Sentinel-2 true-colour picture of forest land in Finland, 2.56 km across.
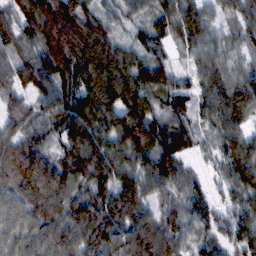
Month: February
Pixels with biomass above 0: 95%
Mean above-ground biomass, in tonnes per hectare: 87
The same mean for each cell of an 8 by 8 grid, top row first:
57 124 129 54 58 97 60 76
53 73 139 91 70 44 72 52
58 107 116 120 96 61 76 85
56 75 115 120 107 69 60 102
67 52 81 112 150 88 36 95
97 108 85 107 106 80 33 95
87 111 113 122 92 55 66 86
82 109 133 117 97 69 69 86
